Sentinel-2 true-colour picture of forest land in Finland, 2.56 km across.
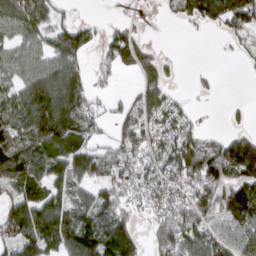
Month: March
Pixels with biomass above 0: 68%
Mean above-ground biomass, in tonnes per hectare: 71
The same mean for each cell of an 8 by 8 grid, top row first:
88 75 9 3 7 43 103 115
59 58 88 89 63 1 0 24
60 91 57 23 66 13 9 1
92 125 123 31 62 51 3 9
99 94 82 55 60 82 62 116
111 99 76 83 70 81 145 137
87 108 71 91 34 81 95 124
78 93 130 137 34 135 78 82
